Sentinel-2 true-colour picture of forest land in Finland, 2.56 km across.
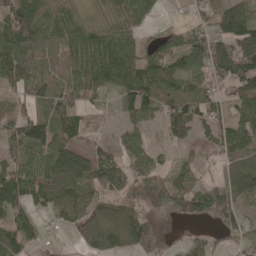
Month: May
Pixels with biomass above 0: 76%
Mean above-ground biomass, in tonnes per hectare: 74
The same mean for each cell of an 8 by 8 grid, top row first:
101 65 38 41 52 4 43 110
118 66 89 98 48 85 114 118
80 52 67 70 113 105 68 118
51 68 55 12 81 107 72 65
73 108 45 25 37 44 39 82
111 112 109 101 88 67 21 97
101 83 91 80 77 83 109 65
98 22 56 113 104 11 36 48
